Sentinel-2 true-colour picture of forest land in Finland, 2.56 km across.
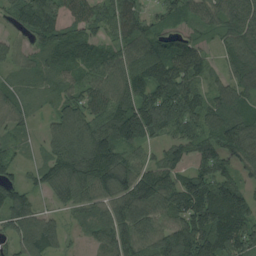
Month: August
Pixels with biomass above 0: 90%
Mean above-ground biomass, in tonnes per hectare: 98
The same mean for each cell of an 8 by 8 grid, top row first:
74 138 82 97 73 59 69 117
57 79 81 65 105 104 42 119
46 50 74 107 125 144 45 103
67 37 110 132 146 152 109 96
33 59 140 153 82 95 111 162
51 88 119 122 102 111 132 65
120 32 60 99 120 110 178 133
88 109 19 100 104 165 166 146
